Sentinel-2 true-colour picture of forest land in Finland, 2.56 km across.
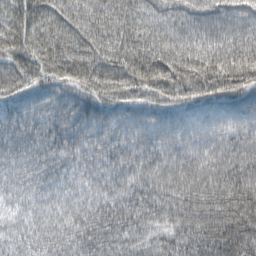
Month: March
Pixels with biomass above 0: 99%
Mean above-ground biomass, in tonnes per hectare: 94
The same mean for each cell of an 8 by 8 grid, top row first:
82 88 82 93 76 60 81 82
79 88 93 98 105 104 105 103
74 75 95 110 117 134 146 131
102 79 99 83 84 92 99 112
77 82 82 96 87 87 93 110
60 65 59 79 90 100 112 121
44 71 86 101 109 108 135 147
58 84 95 98 66 83 130 145
